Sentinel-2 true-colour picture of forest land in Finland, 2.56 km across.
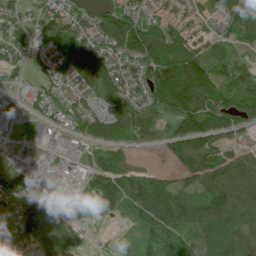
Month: June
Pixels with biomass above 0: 83%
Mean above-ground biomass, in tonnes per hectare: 94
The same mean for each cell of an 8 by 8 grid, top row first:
55 101 69 134 77 52 57 138
101 76 160 112 179 156 71 75
27 64 72 100 103 203 151 156
21 51 85 109 100 136 146 122
23 10 44 103 48 118 106 35
73 39 54 165 106 56 125 121
51 108 34 100 157 160 155 113
55 113 40 32 109 127 85 101
